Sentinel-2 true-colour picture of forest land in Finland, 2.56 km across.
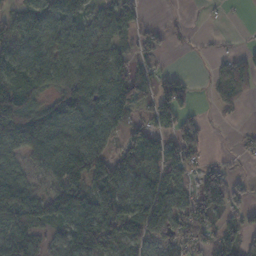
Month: November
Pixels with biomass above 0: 73%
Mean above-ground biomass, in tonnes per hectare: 68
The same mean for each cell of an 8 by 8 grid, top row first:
48 76 65 72 31 6 5 0
71 81 78 76 39 9 8 15
84 75 88 79 71 55 19 68
130 71 83 89 46 86 10 14
75 97 93 42 118 84 24 13
53 53 89 147 90 86 80 27
107 97 117 102 107 96 126 48
100 39 93 72 73 72 68 86
